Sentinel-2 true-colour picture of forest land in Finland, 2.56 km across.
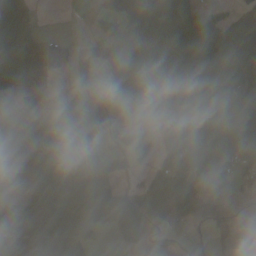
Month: October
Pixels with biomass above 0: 67%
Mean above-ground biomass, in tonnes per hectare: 59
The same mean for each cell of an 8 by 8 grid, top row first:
91 0 0 44 68 48 45 53
97 39 9 51 43 62 79 98
99 20 24 36 94 84 90 82
164 55 55 85 62 96 72 119
69 56 87 32 37 80 65 101
10 76 56 60 24 95 132 59
30 45 44 84 65 81 112 12
35 39 49 12 30 14 30 5
